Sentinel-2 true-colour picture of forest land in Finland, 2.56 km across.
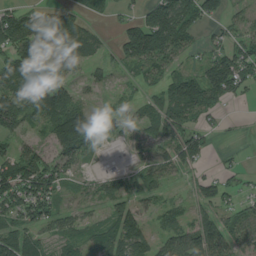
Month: August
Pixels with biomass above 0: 75%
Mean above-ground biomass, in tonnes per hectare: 68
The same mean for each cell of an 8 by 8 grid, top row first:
94 99 57 34 69 135 51 29
118 68 60 30 157 97 42 64
130 120 26 23 45 71 94 81
173 122 95 55 42 82 53 1
39 61 149 33 47 69 41 10
130 110 28 47 60 40 35 20
98 73 41 54 54 24 59 39
101 39 44 73 89 65 111 61
